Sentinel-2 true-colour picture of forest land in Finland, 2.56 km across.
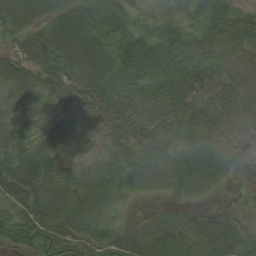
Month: August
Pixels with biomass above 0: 90%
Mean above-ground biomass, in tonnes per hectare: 42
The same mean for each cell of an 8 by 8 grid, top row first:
51 41 49 37 16 21 34 28
31 57 57 38 47 44 40 40
49 48 59 43 42 43 49 49
35 25 50 52 46 62 61 55
38 39 45 44 45 38 52 51
66 62 49 46 38 47 53 31
43 66 47 21 3 18 19 4
45 61 42 36 43 42 50 32
